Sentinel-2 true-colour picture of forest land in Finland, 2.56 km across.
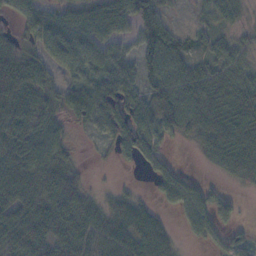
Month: November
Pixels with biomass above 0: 77%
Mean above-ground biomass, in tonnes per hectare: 55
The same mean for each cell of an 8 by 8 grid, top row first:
34 50 69 85 78 9 22 19
42 62 70 52 73 65 33 37
88 50 47 78 58 69 70 54
88 49 61 103 79 91 75 88
78 68 8 44 77 14 56 80
91 90 28 2 12 46 9 49
75 66 62 41 39 31 58 19
75 65 54 65 67 22 28 25
